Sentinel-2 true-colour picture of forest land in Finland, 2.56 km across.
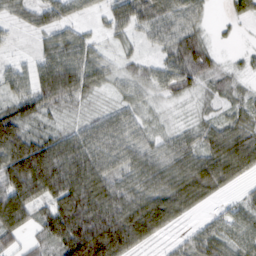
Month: February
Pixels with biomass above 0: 83%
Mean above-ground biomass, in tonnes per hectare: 58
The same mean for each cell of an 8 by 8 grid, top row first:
27 41 24 40 70 64 20 29
8 44 59 16 17 70 38 7
53 94 90 29 39 62 32 14
68 48 18 37 30 9 15 33
115 80 74 74 49 49 53 82
120 129 101 59 68 75 91 43
115 59 101 92 106 76 18 35
36 49 154 153 67 15 66 54
